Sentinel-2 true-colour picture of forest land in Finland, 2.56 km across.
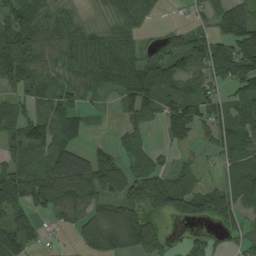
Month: August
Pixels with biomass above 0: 76%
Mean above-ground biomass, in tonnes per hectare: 74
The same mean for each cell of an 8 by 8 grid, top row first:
101 65 38 41 52 4 43 110
118 66 89 98 48 85 114 118
80 52 67 70 113 105 68 118
51 68 55 12 81 107 72 65
73 108 45 25 37 44 39 82
111 112 109 101 88 67 21 97
101 83 91 80 77 83 109 65
98 22 56 113 104 11 36 48
